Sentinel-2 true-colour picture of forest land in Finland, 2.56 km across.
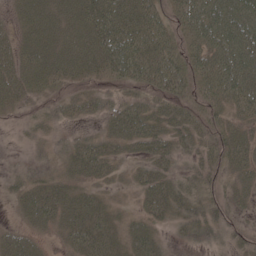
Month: May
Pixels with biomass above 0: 84%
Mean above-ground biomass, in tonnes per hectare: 39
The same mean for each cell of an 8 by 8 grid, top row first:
19 47 48 69 60 47 84 85
38 48 47 73 70 43 64 89
42 38 40 44 61 63 54 86
22 22 19 26 38 40 44 40
4 14 23 26 42 29 36 40
12 17 30 20 29 25 32 33
16 50 42 21 26 27 30 22
34 14 47 42 40 5 17 23
